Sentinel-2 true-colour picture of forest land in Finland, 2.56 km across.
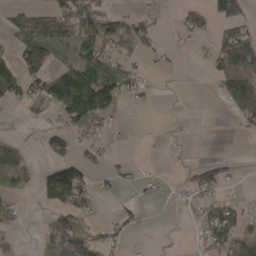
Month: April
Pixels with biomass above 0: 42%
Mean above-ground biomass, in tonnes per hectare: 34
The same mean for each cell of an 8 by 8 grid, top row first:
25 50 80 43 25 11 45 55
34 56 60 38 30 5 15 94
91 79 95 53 19 1 8 73
3 27 110 45 3 1 0 47
27 47 31 8 1 4 0 0
49 72 86 16 9 3 60 7
18 38 53 5 11 7 34 26
18 54 65 28 1 1 40 45
